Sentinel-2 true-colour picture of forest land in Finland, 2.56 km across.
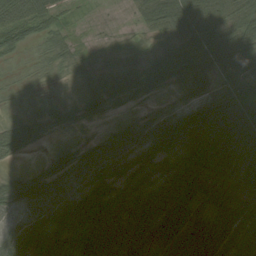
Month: August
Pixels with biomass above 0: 86%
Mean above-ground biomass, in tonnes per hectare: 58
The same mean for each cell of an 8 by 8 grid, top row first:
86 62 9 2 65 134 89 77
41 40 20 12 17 66 98 86
8 14 22 44 45 53 47 91
10 30 32 20 18 34 77 97
46 8 25 58 72 78 113 122
26 61 67 55 47 83 114 95
33 78 93 63 59 78 60 83
53 82 83 67 64 76 79 78
